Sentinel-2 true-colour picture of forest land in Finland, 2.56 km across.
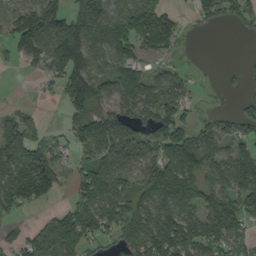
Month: September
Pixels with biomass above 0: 70%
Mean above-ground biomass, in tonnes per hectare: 86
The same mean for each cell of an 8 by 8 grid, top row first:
87 158 146 113 131 46 56 62
75 157 177 103 83 43 0 0
1 73 174 87 98 63 4 30
30 5 86 77 98 82 19 54
106 81 73 135 87 115 70 66
155 162 65 109 88 130 85 136
75 31 94 88 95 112 93 99
61 123 94 52 124 143 95 58
